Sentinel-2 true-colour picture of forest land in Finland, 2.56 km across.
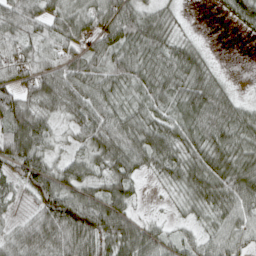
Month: April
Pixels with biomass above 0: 89%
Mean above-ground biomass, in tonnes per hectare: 66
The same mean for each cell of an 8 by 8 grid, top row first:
79 57 73 93 71 27 1 74
63 48 49 74 84 67 15 0
59 78 76 78 74 82 64 2
92 56 67 62 65 67 94 61
96 54 42 81 86 76 83 75
52 83 68 72 30 59 91 95
21 93 118 99 10 22 66 77
68 92 109 99 89 37 51 55
